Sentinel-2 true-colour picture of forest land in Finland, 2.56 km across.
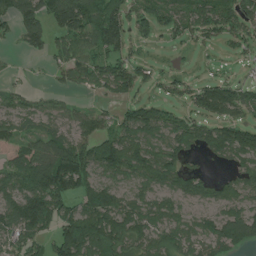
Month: June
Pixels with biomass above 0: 72%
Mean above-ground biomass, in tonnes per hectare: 80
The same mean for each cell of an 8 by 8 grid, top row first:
99 95 135 112 76 76 93 89
20 65 92 100 22 19 23 37
12 14 64 108 41 35 47 33
67 55 45 37 95 46 89 80
55 71 98 107 92 87 90 138
91 160 155 65 79 107 52 72
113 166 88 123 72 51 49 72
78 66 212 140 75 79 90 97
